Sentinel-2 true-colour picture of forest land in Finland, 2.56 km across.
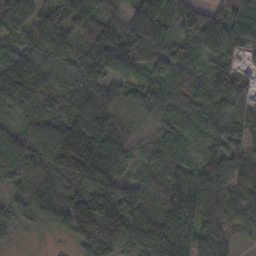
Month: November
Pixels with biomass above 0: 96%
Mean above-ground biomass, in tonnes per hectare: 111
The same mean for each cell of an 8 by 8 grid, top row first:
123 118 128 66 184 123 140 75
92 154 86 145 113 77 101 67
223 109 107 102 75 100 68 65
107 96 142 107 71 104 105 96
133 123 211 132 35 81 82 74
119 127 157 126 65 109 114 91
93 104 168 191 163 146 124 105
38 12 102 165 141 187 101 31
